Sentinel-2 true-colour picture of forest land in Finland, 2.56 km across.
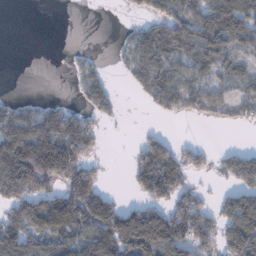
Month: January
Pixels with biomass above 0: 57%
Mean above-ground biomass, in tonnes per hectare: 73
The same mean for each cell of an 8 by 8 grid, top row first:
0 0 0 0 34 80 106 135
0 0 3 5 82 82 108 60
0 0 26 19 68 69 50 51
63 61 54 40 10 50 54 42
211 175 113 0 49 43 9 7
198 163 128 2 134 121 19 117
81 143 152 100 93 112 57 142
124 73 86 144 159 145 82 153
